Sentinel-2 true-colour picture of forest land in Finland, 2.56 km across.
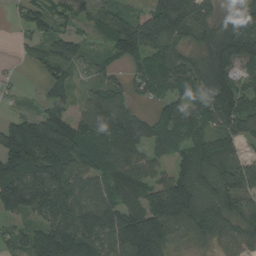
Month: August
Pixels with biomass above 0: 85%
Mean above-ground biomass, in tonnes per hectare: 92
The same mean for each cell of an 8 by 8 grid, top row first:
25 83 43 88 66 138 82 140
10 65 59 66 133 76 100 156
12 59 27 51 92 111 114 71
31 98 51 121 28 97 82 96
174 196 120 95 95 62 63 48
144 135 84 88 75 80 84 114
94 119 92 97 115 168 88 86
55 195 159 110 201 51 57 76
